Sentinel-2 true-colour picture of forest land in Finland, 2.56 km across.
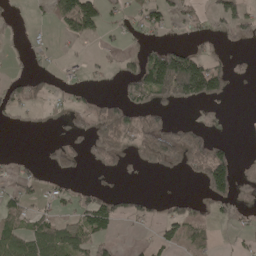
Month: May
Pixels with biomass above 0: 37%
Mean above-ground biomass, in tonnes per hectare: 39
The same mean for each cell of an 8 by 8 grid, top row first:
3 19 157 24 59 33 35 70
4 15 5 12 34 51 9 3
30 18 12 6 137 270 167 5
32 15 16 66 50 5 1 0
0 8 9 46 58 63 63 2
28 16 10 4 3 3 117 25
59 24 53 65 28 26 26 18
88 93 70 33 9 55 34 15
